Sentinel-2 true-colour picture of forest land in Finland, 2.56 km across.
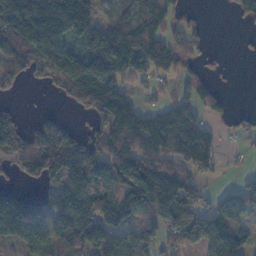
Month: November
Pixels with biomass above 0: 68%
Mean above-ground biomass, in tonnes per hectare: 102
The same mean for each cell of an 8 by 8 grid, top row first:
254 291 186 54 121 48 8 44
107 210 85 225 132 95 20 4
73 43 170 162 51 59 44 1
40 24 28 139 84 122 53 23
105 176 157 135 114 130 100 14
38 113 163 148 181 127 37 5
150 104 169 97 94 121 78 85
90 101 149 119 84 81 160 94
